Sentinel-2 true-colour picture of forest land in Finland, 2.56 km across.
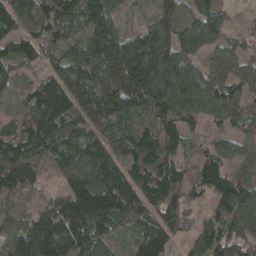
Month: April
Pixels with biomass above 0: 96%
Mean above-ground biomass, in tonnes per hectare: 114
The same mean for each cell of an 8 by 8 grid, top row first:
142 105 112 91 36 115 110 10
96 83 79 193 230 172 88 73
69 79 138 127 214 165 118 109
58 141 102 138 109 128 107 143
112 122 139 106 132 90 47 67
131 50 160 144 147 106 119 69
52 81 160 149 115 92 58 180
101 183 139 68 114 59 124 194
